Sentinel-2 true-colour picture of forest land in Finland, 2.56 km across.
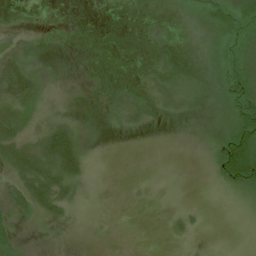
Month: July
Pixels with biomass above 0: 46%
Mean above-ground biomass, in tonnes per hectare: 9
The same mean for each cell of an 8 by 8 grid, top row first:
0 0 0 0 1 1 13 22
15 1 0 0 1 2 3 17
49 7 1 1 3 5 3 25
24 8 4 6 7 5 3 20
31 35 19 1 2 4 6 49
24 31 16 0 2 1 4 47
16 21 5 1 3 4 1 5
12 2 0 1 1 3 2 1
